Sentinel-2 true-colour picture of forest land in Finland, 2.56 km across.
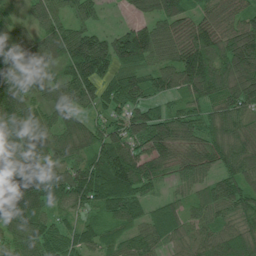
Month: July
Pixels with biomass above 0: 95%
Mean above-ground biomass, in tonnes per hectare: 86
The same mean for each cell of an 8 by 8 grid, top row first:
29 83 58 3 50 88 75 80
54 74 117 83 141 94 129 123
86 60 120 81 83 104 149 116
106 83 70 69 101 65 72 83
95 72 88 115 90 118 88 94
125 96 79 176 105 52 57 90
129 67 64 83 43 55 78 83
81 85 67 68 76 64 88 122
